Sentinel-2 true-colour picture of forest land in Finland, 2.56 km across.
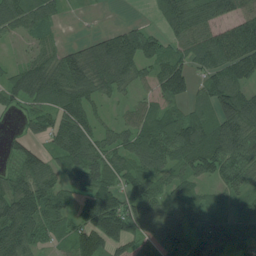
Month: July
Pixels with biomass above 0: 81%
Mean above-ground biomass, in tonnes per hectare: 84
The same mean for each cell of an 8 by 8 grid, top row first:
90 59 3 0 6 88 83 84
10 50 65 142 117 49 97 120
77 111 138 124 53 125 69 89
39 81 98 21 53 52 68 143
47 54 125 71 113 132 134 117
80 86 91 77 82 63 68 89
127 102 63 143 99 75 58 39
141 50 102 142 75 99 132 80
